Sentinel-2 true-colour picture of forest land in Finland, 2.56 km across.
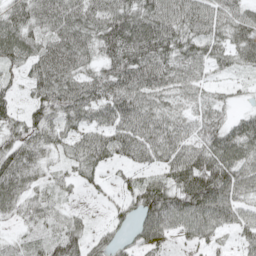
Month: May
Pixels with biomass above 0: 87%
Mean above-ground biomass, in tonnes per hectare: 70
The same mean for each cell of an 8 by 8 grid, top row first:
71 85 90 103 95 88 80 67
89 80 90 92 112 86 69 76
29 90 79 89 97 73 36 18
43 75 84 91 84 53 65 26
69 56 61 82 94 81 84 96
91 29 47 19 49 87 139 95
42 38 14 32 105 103 111 72
19 40 59 38 72 35 50 39
